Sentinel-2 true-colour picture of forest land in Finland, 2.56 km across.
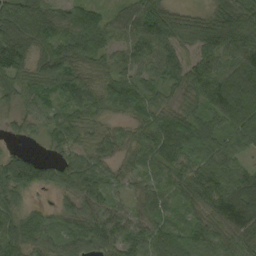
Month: September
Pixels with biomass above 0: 93%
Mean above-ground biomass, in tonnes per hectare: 65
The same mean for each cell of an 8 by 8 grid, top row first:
106 83 54 34 78 41 51 96
130 94 79 49 71 59 71 98
67 76 56 67 53 51 97 119
37 39 50 48 79 56 82 106
11 17 45 41 57 86 71 55
88 47 79 29 36 58 86 63
52 20 66 50 47 33 73 113
91 46 59 66 66 70 74 78
